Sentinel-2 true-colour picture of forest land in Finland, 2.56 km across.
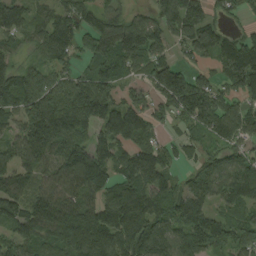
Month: August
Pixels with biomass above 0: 87%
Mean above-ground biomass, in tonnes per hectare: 121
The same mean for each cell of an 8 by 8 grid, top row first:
118 84 111 77 55 159 80 47
54 123 92 143 159 65 120 138
127 105 103 113 80 166 65 165
131 201 252 146 106 98 156 102
88 159 135 131 99 49 63 100
125 142 232 109 152 59 102 139
122 182 160 142 159 140 84 106
99 102 178 148 147 119 124 131
